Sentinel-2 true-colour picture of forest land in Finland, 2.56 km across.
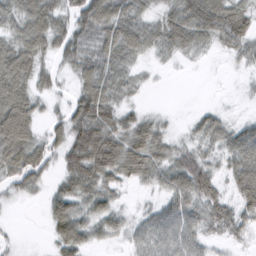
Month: February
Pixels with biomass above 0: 79%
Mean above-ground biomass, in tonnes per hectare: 46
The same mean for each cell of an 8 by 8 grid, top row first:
55 71 67 75 36 52 80 57
63 47 60 66 44 43 21 37
82 28 44 57 12 1 1 6
92 17 68 56 19 3 20 4
92 41 78 70 72 24 32 68
56 27 72 43 42 67 51 76
4 35 49 42 17 67 58 57
6 18 64 21 51 73 33 24
